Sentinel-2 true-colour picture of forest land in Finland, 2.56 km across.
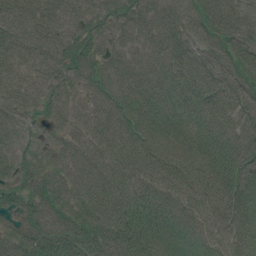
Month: July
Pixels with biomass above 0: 98%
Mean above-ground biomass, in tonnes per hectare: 67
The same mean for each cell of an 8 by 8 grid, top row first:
67 74 53 66 72 73 92 61
68 57 73 43 52 76 66 82
47 44 52 63 59 66 86 77
53 42 35 66 81 58 81 71
47 36 44 71 89 72 67 70
59 64 51 81 79 83 69 69
63 75 68 88 90 78 58 59
74 96 107 91 95 52 46 37
